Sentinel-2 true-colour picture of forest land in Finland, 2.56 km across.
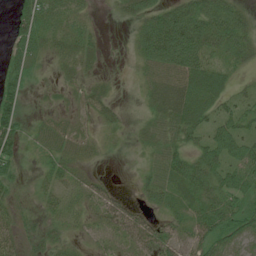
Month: July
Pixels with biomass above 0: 78%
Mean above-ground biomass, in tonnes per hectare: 35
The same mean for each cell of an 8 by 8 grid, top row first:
36 48 26 7 43 75 72 38
40 26 38 1 49 124 57 45
44 6 13 6 19 56 57 12
56 6 10 13 12 55 40 39
48 27 24 7 18 42 47 56
27 27 25 6 17 49 52 49
22 24 21 50 33 27 47 43
31 35 12 25 70 49 47 35
